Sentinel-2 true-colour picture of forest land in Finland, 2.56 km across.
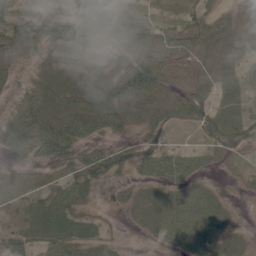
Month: June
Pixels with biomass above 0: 76%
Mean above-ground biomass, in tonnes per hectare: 31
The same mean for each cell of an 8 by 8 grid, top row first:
42 29 54 53 20 15 30 20
50 35 28 39 59 45 39 34
18 31 20 31 63 32 32 21
37 55 50 46 34 43 42 26
77 76 47 23 31 8 22 33
21 15 37 32 17 24 8 7
22 39 24 10 22 30 31 3
34 35 40 13 4 20 27 11
